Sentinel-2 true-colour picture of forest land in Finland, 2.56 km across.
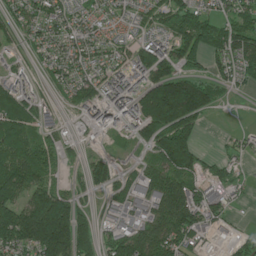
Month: June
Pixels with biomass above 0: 75%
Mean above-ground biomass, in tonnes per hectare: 97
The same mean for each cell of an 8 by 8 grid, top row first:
72 86 60 42 58 101 78 88
44 65 68 54 128 121 110 159
80 43 85 101 118 172 86 61
122 43 49 101 199 275 70 1
113 66 20 11 68 198 6 35
153 82 35 87 88 141 68 27
144 281 88 66 72 172 109 13
170 281 190 98 150 148 30 35
